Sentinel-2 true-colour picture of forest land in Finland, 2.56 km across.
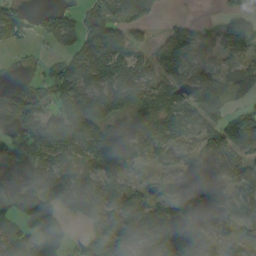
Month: September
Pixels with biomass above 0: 75%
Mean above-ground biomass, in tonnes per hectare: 91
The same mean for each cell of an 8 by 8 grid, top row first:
51 48 61 94 55 8 1 62
26 17 105 131 66 117 74 91
4 85 113 137 95 85 116 137
117 50 160 107 104 99 95 74
97 124 89 105 118 67 99 153
72 152 108 107 30 74 131 119
71 115 105 125 138 118 97 113
82 110 35 85 141 187 59 38
